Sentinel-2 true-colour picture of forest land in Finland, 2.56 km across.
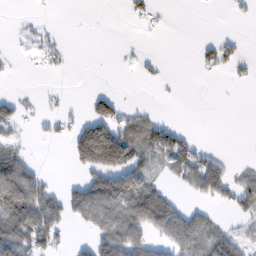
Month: February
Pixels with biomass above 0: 36%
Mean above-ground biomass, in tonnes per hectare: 39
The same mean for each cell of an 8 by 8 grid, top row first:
2 3 0 0 22 0 1 7
3 23 0 1 3 0 26 17
3 3 0 0 8 1 5 13
34 9 6 68 22 0 0 0
25 11 142 195 70 72 8 0
127 15 29 114 69 36 94 22
118 87 97 114 135 56 24 38
76 62 10 102 64 96 84 33
